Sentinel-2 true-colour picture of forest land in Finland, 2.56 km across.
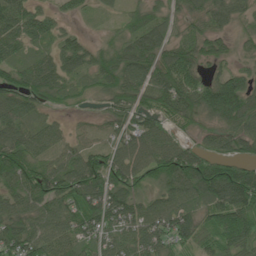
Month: June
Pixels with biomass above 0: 89%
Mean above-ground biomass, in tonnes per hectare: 73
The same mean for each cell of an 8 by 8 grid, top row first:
74 42 20 17 68 45 65 45
54 40 64 54 97 80 54 29
72 92 44 83 93 106 51 73
79 32 12 55 77 83 95 139
92 55 36 43 70 62 37 70
101 104 126 103 61 121 141 117
67 79 102 112 66 81 85 130
102 71 58 56 78 73 49 89
